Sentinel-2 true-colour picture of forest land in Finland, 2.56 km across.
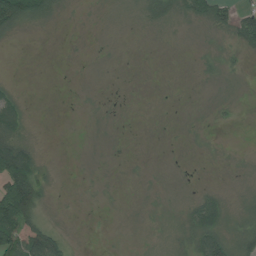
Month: July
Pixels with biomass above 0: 41%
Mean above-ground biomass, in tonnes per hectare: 21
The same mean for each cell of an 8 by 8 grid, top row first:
117 40 2 5 28 39 56 57
1 0 1 1 1 1 7 27
3 0 0 0 0 0 7 5
46 0 1 2 0 0 3 3
84 0 0 1 0 1 3 0
140 15 1 1 2 1 0 4
172 15 1 1 3 8 69 18
85 94 1 1 2 21 85 50
